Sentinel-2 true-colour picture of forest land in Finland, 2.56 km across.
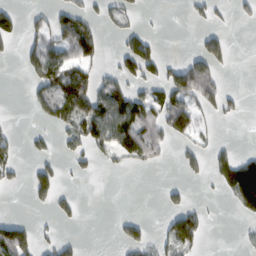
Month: February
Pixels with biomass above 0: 32%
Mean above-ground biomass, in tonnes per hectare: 41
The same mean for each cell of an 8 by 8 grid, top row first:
39 40 58 35 12 1 29 20
15 92 91 6 71 0 60 0
0 76 96 46 70 82 100 0
0 51 90 99 81 92 42 19
26 23 53 69 115 28 21 5
23 71 15 6 1 3 25 155
0 27 18 0 0 41 9 55
113 24 15 8 54 89 8 9
